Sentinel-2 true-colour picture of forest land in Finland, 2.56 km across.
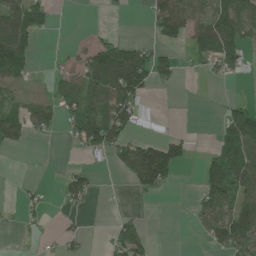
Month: June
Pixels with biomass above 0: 42%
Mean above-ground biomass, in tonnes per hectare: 50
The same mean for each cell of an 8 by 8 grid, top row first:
96 38 0 12 17 132 83 94
136 0 26 73 44 31 95 71
53 26 91 163 101 29 10 15
43 56 119 104 15 0 0 67
23 4 56 96 64 60 8 131
0 0 44 6 126 37 99 112
12 16 20 1 2 0 62 102
4 5 23 41 51 0 45 112
